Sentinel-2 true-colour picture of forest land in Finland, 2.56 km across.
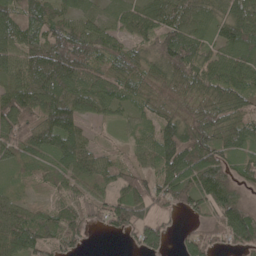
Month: May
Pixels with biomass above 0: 90%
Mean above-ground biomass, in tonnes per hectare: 83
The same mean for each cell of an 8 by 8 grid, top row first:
88 89 67 58 97 100 74 116
85 121 116 67 69 131 60 110
65 121 102 81 84 115 95 90
141 113 83 49 51 94 109 85
81 100 73 20 51 124 113 86
29 42 75 66 79 126 149 68
66 37 71 101 84 62 77 132
94 70 55 11 84 20 66 97
